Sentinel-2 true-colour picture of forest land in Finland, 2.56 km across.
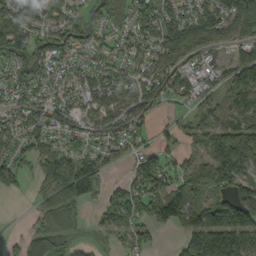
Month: September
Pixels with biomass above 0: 75%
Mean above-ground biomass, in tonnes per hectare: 77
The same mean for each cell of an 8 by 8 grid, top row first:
107 86 65 123 102 70 87 99
93 105 74 54 70 106 66 58
52 47 55 77 80 84 36 89
61 71 57 79 75 15 58 77
70 64 47 64 42 27 81 178
67 94 128 23 108 79 105 123
0 52 39 106 94 142 103 131
29 118 25 21 48 22 179 141
